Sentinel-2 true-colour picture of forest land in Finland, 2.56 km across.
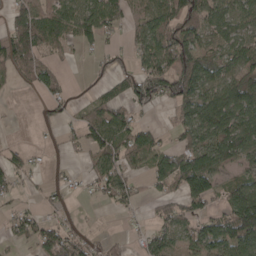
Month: April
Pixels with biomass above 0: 62%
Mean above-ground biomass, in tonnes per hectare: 53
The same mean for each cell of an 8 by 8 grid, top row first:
53 63 74 67 58 79 61 59
93 40 29 17 60 113 52 66
26 54 1 25 87 115 89 87
1 25 19 66 26 34 95 107
7 5 37 78 68 28 82 112
42 12 12 72 31 100 113 34
22 23 5 21 12 44 41 130
22 75 45 17 30 40 80 110
